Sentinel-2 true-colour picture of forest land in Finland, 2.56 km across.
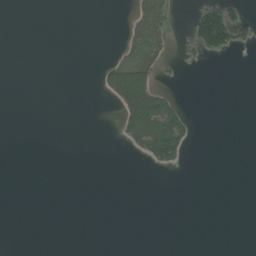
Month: June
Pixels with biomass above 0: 11%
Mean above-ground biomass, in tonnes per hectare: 10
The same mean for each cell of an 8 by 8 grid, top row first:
0 0 0 0 10 8 94 20
0 0 0 3 17 3 71 22
0 0 0 45 61 2 0 0
0 0 0 3 103 53 0 0
0 0 0 1 50 77 0 0
0 0 0 0 0 1 0 0
0 0 0 0 0 0 0 0
0 0 0 0 0 0 0 0
